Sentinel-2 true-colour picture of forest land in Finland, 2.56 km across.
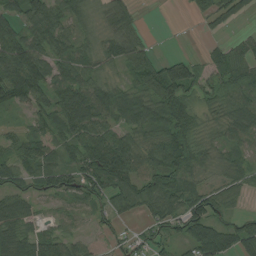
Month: August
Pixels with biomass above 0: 82%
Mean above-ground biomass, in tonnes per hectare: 61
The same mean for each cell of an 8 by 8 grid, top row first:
51 80 46 59 7 2 55 33
99 75 54 59 45 2 16 39
109 93 74 36 76 122 47 68
26 75 131 79 80 82 34 68
37 55 84 94 57 84 42 52
64 75 86 113 75 84 33 45
61 20 44 65 48 66 102 18
64 73 35 23 38 45 98 89
